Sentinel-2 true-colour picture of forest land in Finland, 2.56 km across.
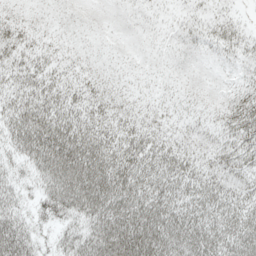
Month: May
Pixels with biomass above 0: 96%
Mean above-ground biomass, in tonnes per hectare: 40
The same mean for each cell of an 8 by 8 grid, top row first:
26 22 23 21 19 13 20 11
41 24 20 19 19 23 23 28
38 39 29 24 21 20 17 17
48 53 42 36 25 19 22 41
43 75 71 51 49 36 29 41
28 62 77 71 58 50 40 35
40 37 59 65 64 53 49 44
74 17 52 94 97 64 55 54
